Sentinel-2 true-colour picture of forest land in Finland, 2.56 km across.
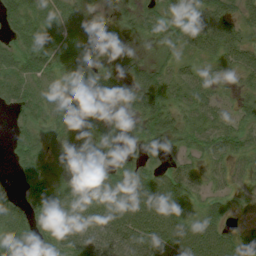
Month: August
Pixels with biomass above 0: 84%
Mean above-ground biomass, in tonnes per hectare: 47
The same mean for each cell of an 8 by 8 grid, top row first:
52 60 46 16 39 34 66 39
37 60 51 34 8 27 49 59
62 50 55 45 51 43 30 26
32 47 53 27 60 36 42 30
32 31 56 42 38 22 48 35
23 56 79 64 60 51 31 30
44 61 80 81 78 57 35 25
42 37 71 80 78 76 70 43
